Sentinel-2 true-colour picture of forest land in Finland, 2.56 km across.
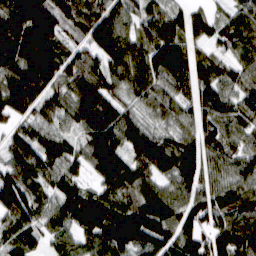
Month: March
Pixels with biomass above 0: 95%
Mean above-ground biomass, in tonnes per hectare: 97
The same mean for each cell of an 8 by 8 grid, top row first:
118 135 96 96 76 72 44 82
150 128 56 125 93 120 53 83
116 122 112 91 97 110 110 80
84 71 98 92 58 75 93 74
83 96 69 126 127 94 89 71
102 93 64 124 95 116 80 79
125 77 152 121 104 99 111 111
89 52 83 122 109 106 87 123
